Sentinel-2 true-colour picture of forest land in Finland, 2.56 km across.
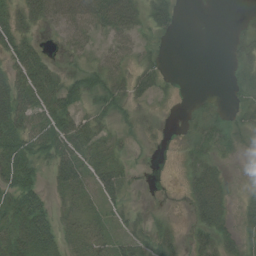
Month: August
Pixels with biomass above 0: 63%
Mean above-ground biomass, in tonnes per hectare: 26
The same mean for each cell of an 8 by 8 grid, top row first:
29 49 66 73 35 20 1 5
33 7 28 27 19 1 0 25
38 39 41 40 36 4 0 17
49 51 31 32 12 2 16 18
45 52 47 21 9 5 30 12
45 19 32 41 1 2 54 1
38 25 18 20 8 2 63 17
39 37 19 23 25 20 34 26
